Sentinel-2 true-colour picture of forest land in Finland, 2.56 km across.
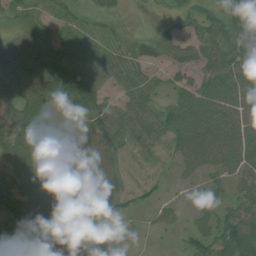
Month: July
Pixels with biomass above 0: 75%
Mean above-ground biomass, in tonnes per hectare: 44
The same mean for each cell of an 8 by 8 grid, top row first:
24 38 29 26 2 19 36 56
44 54 56 36 34 46 61 72
45 64 87 41 45 23 55 69
39 27 53 58 52 55 66 50
54 62 36 75 38 42 65 60
46 77 28 45 9 13 28 32
64 85 67 27 17 18 35 36
19 41 57 40 5 8 53 66
